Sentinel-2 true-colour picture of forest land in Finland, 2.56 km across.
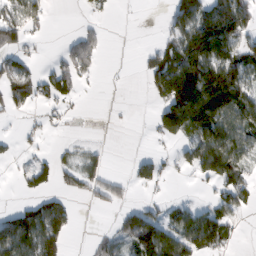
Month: February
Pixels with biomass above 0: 48%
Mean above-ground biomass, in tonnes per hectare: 61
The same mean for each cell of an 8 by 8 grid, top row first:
73 28 4 6 0 68 123 130
57 3 51 1 14 80 161 86
89 46 35 1 29 217 192 109
29 18 4 1 1 189 214 135
13 10 15 4 1 30 150 109
11 47 65 32 37 10 56 67
43 103 8 27 42 37 47 43
144 133 0 35 129 113 121 11
